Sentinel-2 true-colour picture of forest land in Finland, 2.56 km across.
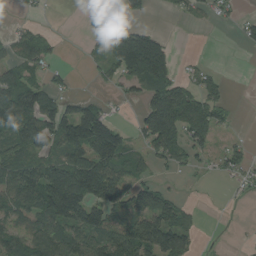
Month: August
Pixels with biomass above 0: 55%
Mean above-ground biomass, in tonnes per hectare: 66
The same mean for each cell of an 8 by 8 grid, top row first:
7 4 7 36 28 12 18 18
55 42 3 88 194 15 0 8
85 40 3 34 125 66 46 0
133 106 104 24 76 177 93 3
84 101 133 145 54 97 48 17
108 146 190 125 36 12 9 34
81 131 132 92 92 69 0 1
81 100 95 104 131 128 3 2
